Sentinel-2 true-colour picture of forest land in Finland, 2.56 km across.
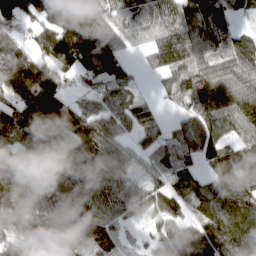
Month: March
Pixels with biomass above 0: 87%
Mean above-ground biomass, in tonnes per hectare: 99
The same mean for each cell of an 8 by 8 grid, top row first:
113 98 111 72 104 115 138 38
84 91 179 89 41 137 107 96
174 145 52 92 11 80 112 84
110 158 101 91 63 28 115 118
120 176 133 93 58 81 100 83
145 113 114 100 50 99 79 116
101 96 119 97 75 66 97 140
66 84 96 80 31 106 140 133
